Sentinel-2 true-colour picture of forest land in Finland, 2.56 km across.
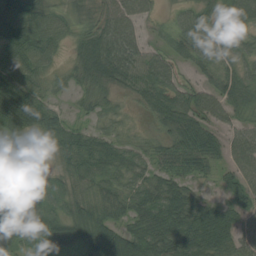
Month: August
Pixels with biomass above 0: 88%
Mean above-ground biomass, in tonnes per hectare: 53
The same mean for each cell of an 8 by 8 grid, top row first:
75 51 30 59 37 25 55 79
65 50 46 88 43 43 63 49
70 30 34 60 67 48 31 59
107 52 14 25 25 79 59 45
19 22 60 47 25 61 68 56
41 27 52 56 41 57 28 54
59 55 51 53 68 82 43 49
45 64 67 85 91 87 84 56
